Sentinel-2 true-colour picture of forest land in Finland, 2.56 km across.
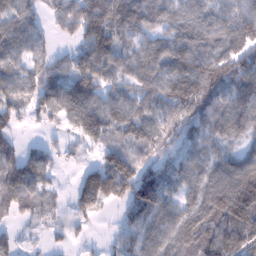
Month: January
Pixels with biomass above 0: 83%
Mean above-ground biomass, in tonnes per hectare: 83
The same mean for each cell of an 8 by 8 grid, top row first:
69 41 129 153 90 73 76 97
68 47 63 116 67 94 79 95
74 87 101 72 81 131 118 112
62 57 134 100 74 94 108 110
37 31 42 74 67 65 66 52
81 43 65 191 115 53 96 157
56 51 74 36 112 59 132 209
40 23 28 19 70 92 123 113
